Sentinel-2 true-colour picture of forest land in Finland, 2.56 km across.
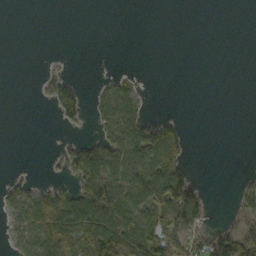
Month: October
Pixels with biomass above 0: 35%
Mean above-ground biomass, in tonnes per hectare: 37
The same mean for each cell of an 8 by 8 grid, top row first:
0 0 0 0 0 0 0 0
0 0 0 0 0 0 0 0
0 27 13 24 6 0 0 0
0 6 47 72 31 4 0 0
0 1 37 78 100 69 0 0
13 9 96 87 114 100 1 7
58 130 134 102 96 101 36 21
38 120 114 155 106 76 67 87
